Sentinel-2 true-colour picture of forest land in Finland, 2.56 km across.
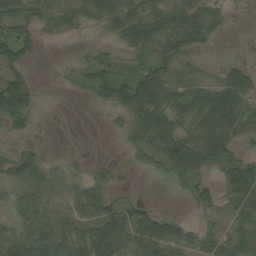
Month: August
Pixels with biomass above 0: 66%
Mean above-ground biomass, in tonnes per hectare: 35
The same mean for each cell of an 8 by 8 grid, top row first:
47 30 27 44 48 49 35 1
42 0 3 12 37 43 12 1
36 0 21 56 57 39 22 59
55 0 0 16 65 50 78 67
8 2 0 1 40 68 82 31
49 36 15 17 4 33 26 69
38 32 29 41 32 2 22 47
51 87 55 76 63 52 34 43
